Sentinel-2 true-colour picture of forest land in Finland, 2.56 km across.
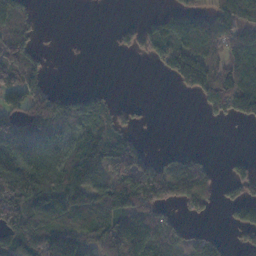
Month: November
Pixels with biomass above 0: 57%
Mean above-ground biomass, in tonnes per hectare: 72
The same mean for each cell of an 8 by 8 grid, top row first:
83 1 0 0 16 78 77 100
124 7 0 10 64 86 83 87
94 33 0 0 0 48 113 144
32 153 83 43 7 0 38 84
103 75 86 90 39 1 0 0
202 131 105 119 183 122 78 44
177 126 94 115 152 41 31 89
121 117 98 121 122 46 36 29
